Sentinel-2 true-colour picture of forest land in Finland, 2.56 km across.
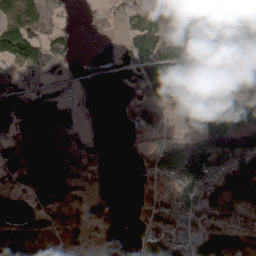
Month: April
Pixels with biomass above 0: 70%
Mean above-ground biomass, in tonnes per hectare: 86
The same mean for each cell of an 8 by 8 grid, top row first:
136 51 6 27 70 124 170 180
174 115 13 22 156 178 137 161
57 50 26 58 112 168 152 97
110 183 25 1 59 36 96 93
79 146 62 2 20 65 119 134
84 153 85 5 21 112 127 169
15 84 51 29 50 97 122 104
125 64 36 7 53 70 107 95
